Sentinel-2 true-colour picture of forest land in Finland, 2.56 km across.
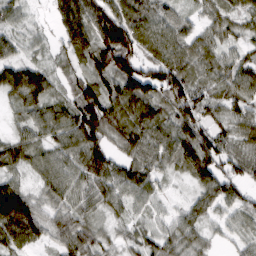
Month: March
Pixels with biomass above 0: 92%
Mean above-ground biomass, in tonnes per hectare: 70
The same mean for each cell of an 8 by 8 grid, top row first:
37 26 137 113 85 52 44 53
43 21 78 150 69 76 58 42
84 63 54 89 121 106 59 85
32 73 109 90 82 83 51 61
63 63 100 58 98 96 89 64
42 69 77 84 72 32 97 64
170 52 61 44 40 29 60 57
85 48 93 34 55 63 33 38
